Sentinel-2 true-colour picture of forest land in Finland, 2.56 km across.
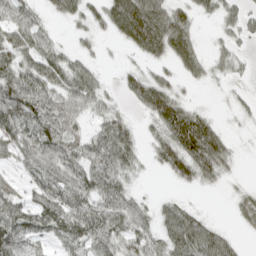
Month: April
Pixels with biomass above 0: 75%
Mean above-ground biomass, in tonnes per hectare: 48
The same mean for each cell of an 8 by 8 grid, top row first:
52 21 38 75 121 62 25 40
72 47 17 4 74 83 14 19
73 68 68 5 57 27 25 12
80 62 40 32 36 88 17 13
45 66 43 93 23 94 114 8
15 48 62 74 11 49 57 9
54 68 66 61 29 42 5 24
73 34 62 59 45 77 85 16
